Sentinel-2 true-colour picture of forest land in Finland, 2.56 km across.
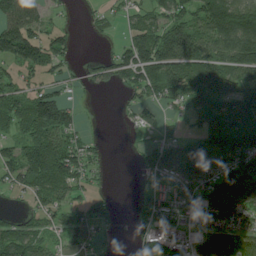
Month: July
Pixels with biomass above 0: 70%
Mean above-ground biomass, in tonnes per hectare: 86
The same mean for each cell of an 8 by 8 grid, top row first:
136 51 6 27 70 124 170 180
174 115 13 22 156 178 137 161
57 50 26 58 112 168 152 97
110 183 25 1 59 36 96 93
79 146 62 2 20 65 119 134
84 153 85 5 21 112 127 169
15 84 51 29 50 97 122 104
125 64 36 7 53 70 107 95
